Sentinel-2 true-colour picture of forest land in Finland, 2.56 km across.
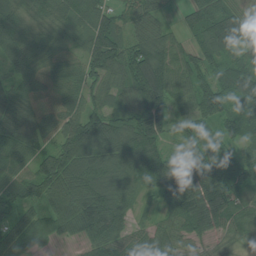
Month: July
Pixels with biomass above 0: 92%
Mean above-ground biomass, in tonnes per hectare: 76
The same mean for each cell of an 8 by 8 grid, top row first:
61 63 60 55 71 15 91 46
67 62 50 116 96 50 77 77
59 71 65 62 141 72 60 82
79 87 86 63 124 55 79 65
83 60 139 97 110 34 66 42
68 121 112 94 92 93 103 65
65 70 109 105 28 98 160 65
74 38 48 100 75 71 55 48
